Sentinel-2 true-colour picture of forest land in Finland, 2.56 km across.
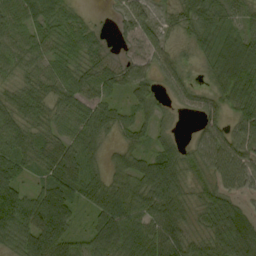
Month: September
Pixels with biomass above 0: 89%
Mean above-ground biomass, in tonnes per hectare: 58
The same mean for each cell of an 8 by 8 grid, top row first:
53 66 27 13 41 42 78 43
50 54 67 23 48 26 49 87
40 59 67 57 47 47 27 87
64 51 56 46 41 17 46 55
72 64 69 25 34 39 65 69
55 46 66 45 76 75 48 68
109 121 30 69 71 77 66 47
67 111 29 81 90 76 65 94
